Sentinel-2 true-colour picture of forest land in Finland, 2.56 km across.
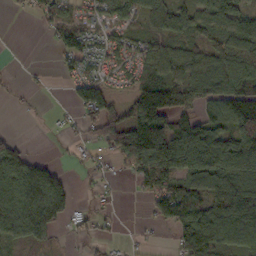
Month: October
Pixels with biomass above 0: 68%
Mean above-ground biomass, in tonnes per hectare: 68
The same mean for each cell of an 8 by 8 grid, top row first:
7 60 29 41 55 70 75 72
1 9 77 42 45 72 70 100
4 3 60 21 60 75 110 111
3 5 52 72 130 87 61 124
35 1 22 94 200 122 122 126
125 102 7 16 85 100 136 130
120 137 15 11 16 130 98 152
58 52 17 12 8 58 134 81
